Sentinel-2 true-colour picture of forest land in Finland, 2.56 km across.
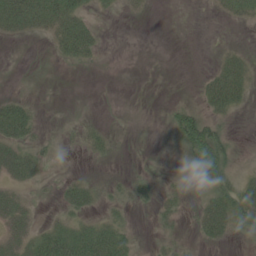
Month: June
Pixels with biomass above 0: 40%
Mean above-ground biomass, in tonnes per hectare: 17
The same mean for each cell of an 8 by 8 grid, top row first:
58 49 36 4 4 0 1 16
0 5 50 0 0 0 0 8
0 0 0 0 0 0 19 36
40 1 1 0 0 25 26 10
37 10 9 11 1 17 85 6
28 10 10 6 10 4 51 22
36 6 26 16 7 15 29 55
31 39 45 46 6 15 16 6
